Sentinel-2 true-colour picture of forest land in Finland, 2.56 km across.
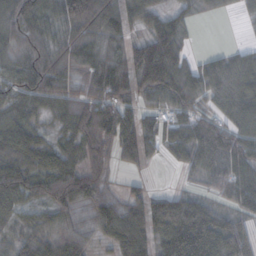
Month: October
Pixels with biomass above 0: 86%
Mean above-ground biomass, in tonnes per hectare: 76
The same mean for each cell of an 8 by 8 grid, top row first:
113 69 139 98 71 56 17 16
87 84 96 69 101 95 1 16
81 100 63 121 107 125 45 69
65 41 90 90 70 64 36 69
101 58 79 78 108 76 96 79
110 94 90 36 36 8 50 75
70 60 64 76 107 118 85 55
72 75 68 57 86 114 122 100
